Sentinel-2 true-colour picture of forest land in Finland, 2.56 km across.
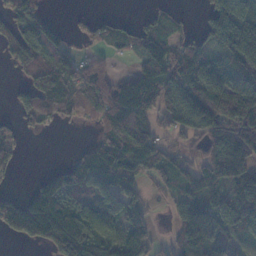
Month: November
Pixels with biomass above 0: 70%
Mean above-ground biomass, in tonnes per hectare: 92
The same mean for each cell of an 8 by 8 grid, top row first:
103 35 17 21 15 22 52 107
100 112 26 31 73 65 64 108
22 127 103 63 103 116 136 110
47 86 69 132 117 131 195 202
42 0 20 126 159 29 97 159
14 59 152 180 78 79 127 166
79 173 129 147 71 47 127 116
26 91 168 110 102 68 137 67
